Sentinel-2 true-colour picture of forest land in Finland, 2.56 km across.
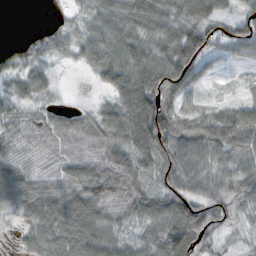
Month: October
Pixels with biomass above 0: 87%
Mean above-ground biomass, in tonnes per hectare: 60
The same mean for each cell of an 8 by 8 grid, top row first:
0 6 26 66 69 57 64 59
22 50 51 81 63 95 76 58
46 35 2 71 94 108 22 13
46 38 21 60 126 90 36 65
42 36 32 63 99 96 91 87
82 37 69 90 64 87 67 70
71 85 91 53 75 99 89 39
15 58 72 56 52 115 54 11
